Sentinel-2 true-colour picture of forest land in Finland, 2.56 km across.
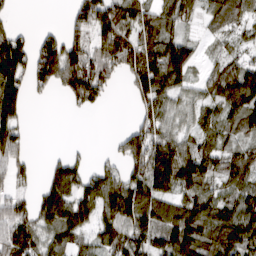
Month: March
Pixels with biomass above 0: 74%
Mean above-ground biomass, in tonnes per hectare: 82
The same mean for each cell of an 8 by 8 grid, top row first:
10 0 84 112 88 90 45 60
98 107 101 122 118 103 20 41
95 102 161 52 114 91 49 118
78 0 32 1 58 54 60 109
73 0 5 14 137 84 64 57
54 67 84 65 132 181 95 93
75 123 99 122 125 87 103 99
137 79 56 88 100 145 94 120
